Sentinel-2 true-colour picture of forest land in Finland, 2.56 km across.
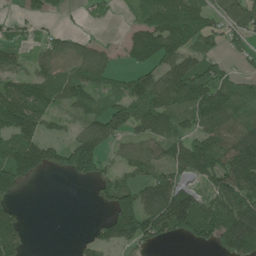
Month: June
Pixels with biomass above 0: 68%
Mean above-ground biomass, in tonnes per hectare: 92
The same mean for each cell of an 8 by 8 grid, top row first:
20 40 7 10 74 159 86 128
39 71 82 25 145 119 60 46
87 115 123 56 97 165 157 61
168 84 58 101 115 100 168 110
119 91 125 57 86 104 134 156
125 38 83 58 63 83 101 159
46 0 0 97 137 198 107 158
118 0 23 106 93 55 75 224
